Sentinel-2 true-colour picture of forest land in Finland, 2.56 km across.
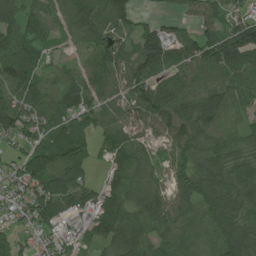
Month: July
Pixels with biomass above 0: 87%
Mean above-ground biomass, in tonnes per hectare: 80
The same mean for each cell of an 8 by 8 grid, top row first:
88 69 130 107 24 46 79 59
106 34 36 83 101 82 99 140
123 63 77 63 115 88 75 92
110 77 95 53 100 109 122 61
42 91 67 61 52 70 71 68
74 113 82 57 71 44 84 83
65 100 82 105 93 68 83 77
58 42 45 90 118 87 70 102
